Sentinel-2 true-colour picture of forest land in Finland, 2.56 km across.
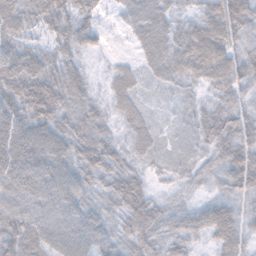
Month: November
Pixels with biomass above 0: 94%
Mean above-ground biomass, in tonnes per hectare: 51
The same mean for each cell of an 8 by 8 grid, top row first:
72 67 60 12 57 31 56 91
49 38 52 6 38 52 85 50
79 81 48 25 22 33 46 53
68 88 54 24 25 12 36 48
94 81 64 44 31 15 40 65
81 74 54 54 31 20 28 69
59 59 51 33 76 30 47 36
77 71 69 42 61 43 35 53
